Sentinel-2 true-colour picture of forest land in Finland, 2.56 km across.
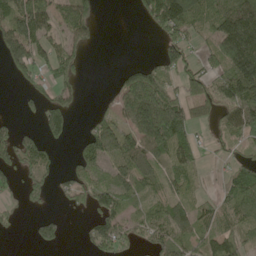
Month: May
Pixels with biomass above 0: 60%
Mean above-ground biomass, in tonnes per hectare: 67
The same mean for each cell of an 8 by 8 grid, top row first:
112 100 85 0 49 151 72 154
118 71 42 0 0 79 38 211
30 44 29 11 158 65 78 164
10 87 10 38 166 128 46 140
83 54 32 85 129 109 22 54
44 53 66 58 58 51 7 84
24 18 28 83 34 47 39 79
2 66 11 86 43 93 68 70
